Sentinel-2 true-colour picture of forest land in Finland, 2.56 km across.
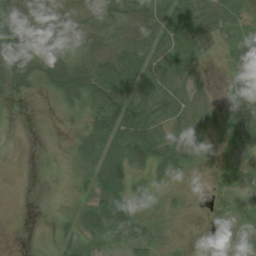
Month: July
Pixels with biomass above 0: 72%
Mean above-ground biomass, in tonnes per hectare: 37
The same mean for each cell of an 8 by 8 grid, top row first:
70 57 21 31 76 129 80 50
60 48 36 50 84 71 34 31
39 43 81 92 82 49 6 29
1 0 18 82 76 51 26 44
0 0 26 50 84 47 14 35
0 0 15 59 21 24 3 14
0 0 29 44 19 9 10 21
0 5 48 25 42 3 6 39
